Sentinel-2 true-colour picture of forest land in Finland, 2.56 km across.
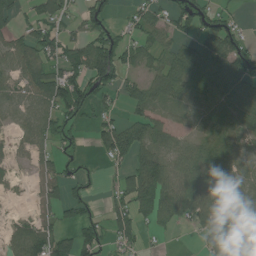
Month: July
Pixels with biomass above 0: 67%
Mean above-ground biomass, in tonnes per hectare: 56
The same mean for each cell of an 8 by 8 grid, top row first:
36 69 44 39 51 69 65 17
56 72 71 100 43 54 79 70
55 95 98 94 47 73 88 93
46 69 73 30 45 23 59 83
24 48 20 90 69 42 53 33
8 57 32 21 106 75 74 43
3 40 43 52 65 66 63 53
51 90 66 43 23 4 57 55
